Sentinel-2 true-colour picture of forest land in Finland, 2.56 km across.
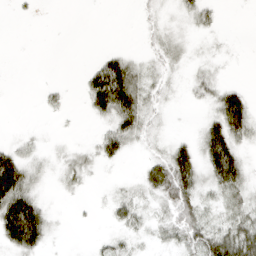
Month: April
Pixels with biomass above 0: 54%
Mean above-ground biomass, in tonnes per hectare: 28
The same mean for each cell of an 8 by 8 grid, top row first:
3 0 0 0 10 22 24 1
0 0 0 8 9 26 14 4
0 2 11 133 35 13 27 4
0 9 4 88 46 6 21 92
20 9 9 53 17 33 72 43
99 18 26 4 27 88 46 62
115 23 3 21 20 45 22 29
82 30 1 18 13 29 56 76
